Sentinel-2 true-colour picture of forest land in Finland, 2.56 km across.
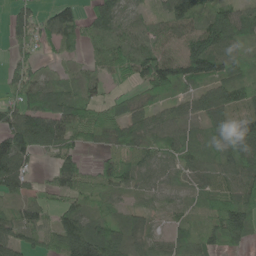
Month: May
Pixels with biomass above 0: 84%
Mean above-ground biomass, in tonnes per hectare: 63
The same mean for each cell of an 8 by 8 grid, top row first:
56 59 57 82 36 84 81 69
42 27 31 51 61 54 128 51
77 43 43 32 87 89 80 59
77 88 73 63 57 48 79 66
114 66 44 57 61 61 45 121
89 26 78 112 55 36 46 85
39 52 56 36 33 24 42 90
71 58 136 102 47 41 57 51
